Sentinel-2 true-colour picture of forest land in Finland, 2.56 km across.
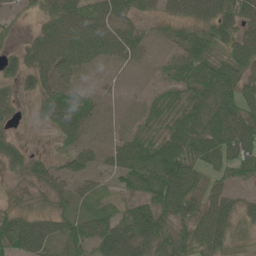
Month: June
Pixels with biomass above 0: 77%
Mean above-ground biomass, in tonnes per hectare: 50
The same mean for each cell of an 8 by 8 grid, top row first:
14 46 68 64 29 38 66 68
22 75 74 62 28 34 61 66
36 47 22 7 2 48 84 65
23 45 61 5 26 65 84 72
27 4 27 27 71 88 95 98
14 42 35 37 101 113 36 42
26 23 22 28 72 73 59 44
72 60 59 94 77 54 75 19
